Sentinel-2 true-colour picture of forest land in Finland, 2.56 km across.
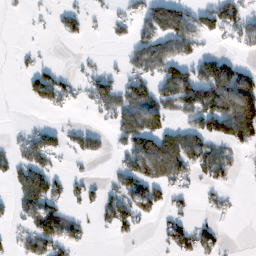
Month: February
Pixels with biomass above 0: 45%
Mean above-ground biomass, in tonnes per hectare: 54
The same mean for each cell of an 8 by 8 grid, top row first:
3 10 34 26 73 121 76 77
7 4 3 7 84 92 22 27
4 76 34 56 70 127 147 115
1 16 8 66 125 56 136 163
33 68 42 23 109 102 83 69
61 79 18 26 116 83 61 19
34 88 28 68 87 24 21 8
30 87 34 10 2 59 52 1
